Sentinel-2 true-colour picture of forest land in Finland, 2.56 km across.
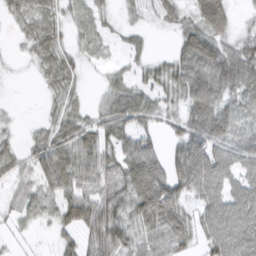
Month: March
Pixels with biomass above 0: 78%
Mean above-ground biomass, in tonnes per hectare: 41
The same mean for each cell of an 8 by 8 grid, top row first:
39 35 15 11 21 27 78 9
5 37 15 12 16 23 62 37
2 22 16 23 28 45 68 61
2 10 23 53 56 22 69 49
17 59 64 53 61 31 73 49
26 69 65 49 100 62 74 48
26 32 69 59 73 58 51 64
10 4 35 65 46 52 43 62
